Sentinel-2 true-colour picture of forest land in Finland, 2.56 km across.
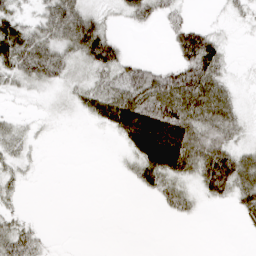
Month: March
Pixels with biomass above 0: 57%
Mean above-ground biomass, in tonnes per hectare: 28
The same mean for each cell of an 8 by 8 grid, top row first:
32 48 67 12 31 22 1 12
66 51 67 70 0 33 66 1
30 33 16 35 52 56 65 6
6 5 14 58 72 73 59 22
23 2 0 3 71 74 55 22
17 0 0 1 33 40 74 66
10 0 0 0 0 27 6 27
47 7 0 0 0 0 0 0
